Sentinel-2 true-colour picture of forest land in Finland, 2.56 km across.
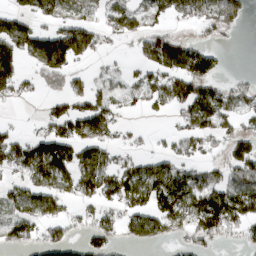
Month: March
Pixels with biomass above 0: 57%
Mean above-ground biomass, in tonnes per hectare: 65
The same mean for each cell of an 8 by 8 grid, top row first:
58 60 40 66 68 64 76 55
92 113 92 13 68 95 38 1
70 58 34 51 54 111 91 20
3 27 69 66 28 45 107 81
62 90 73 41 9 41 41 86
47 116 105 93 102 98 58 79
64 73 35 47 84 104 153 125
68 61 31 47 73 37 56 33
